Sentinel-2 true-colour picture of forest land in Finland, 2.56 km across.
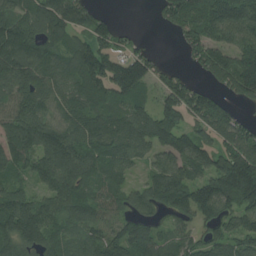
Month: July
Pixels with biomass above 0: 85%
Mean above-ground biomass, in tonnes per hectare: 121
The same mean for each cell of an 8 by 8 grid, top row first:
137 152 118 34 0 135 148 131
185 128 103 92 32 16 165 134
176 123 131 151 122 89 62 196
138 93 134 113 100 137 178 47
166 148 135 130 107 135 104 142
85 119 164 92 47 132 136 234
168 117 144 97 86 128 159 127
145 115 84 138 144 96 93 112
